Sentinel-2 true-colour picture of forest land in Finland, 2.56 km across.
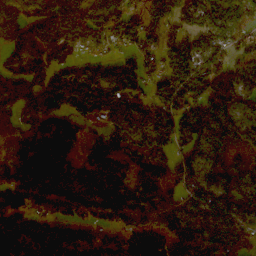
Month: November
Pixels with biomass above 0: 84%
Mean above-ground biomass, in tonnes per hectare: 86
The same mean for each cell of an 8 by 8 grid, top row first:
78 120 111 111 84 76 87 64
95 85 44 37 82 62 58 55
76 87 119 105 46 86 118 74
109 147 79 87 102 101 115 72
89 124 78 114 74 70 82 47
86 110 72 91 106 93 72 69
87 62 73 67 84 88 106 103
121 95 107 79 7 109 107 86
